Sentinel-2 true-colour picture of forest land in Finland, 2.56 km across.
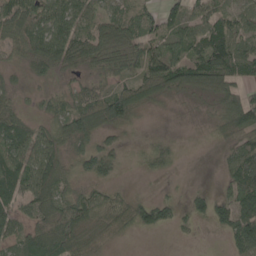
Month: May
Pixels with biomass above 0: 75%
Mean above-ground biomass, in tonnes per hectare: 62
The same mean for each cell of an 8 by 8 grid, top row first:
109 94 72 57 65 48 78 55
48 89 86 70 77 62 106 71
16 27 28 43 76 94 108 60
44 38 87 122 34 8 25 116
108 91 67 38 19 17 7 71
106 118 49 48 13 9 0 117
57 79 89 77 62 32 54 98
59 109 86 30 3 7 2 102
